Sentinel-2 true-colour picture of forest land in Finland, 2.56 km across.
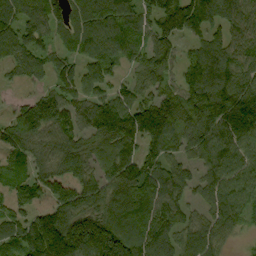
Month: September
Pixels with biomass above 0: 87%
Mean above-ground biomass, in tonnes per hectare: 116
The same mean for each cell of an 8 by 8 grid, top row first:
133 140 108 136 107 164 106 108
118 75 94 123 103 82 94 115
37 59 97 79 77 71 181 134
65 171 98 157 146 144 176 199
99 93 99 129 117 97 131 131
66 90 100 116 158 111 84 127
69 95 142 129 133 105 77 102
104 226 220 221 135 102 110 27
